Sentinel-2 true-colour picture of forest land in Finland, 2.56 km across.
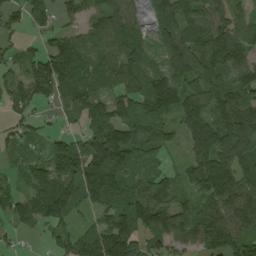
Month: August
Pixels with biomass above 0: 85%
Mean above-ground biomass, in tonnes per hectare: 111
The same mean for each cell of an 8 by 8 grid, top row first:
58 94 65 130 55 146 116 93
42 75 103 88 93 145 150 115
84 185 115 72 145 148 134 128
63 27 93 91 119 143 125 143
54 56 75 199 174 43 171 164
46 125 158 165 84 62 194 125
100 131 72 98 171 104 111 161
27 33 135 227 102 98 120 118
